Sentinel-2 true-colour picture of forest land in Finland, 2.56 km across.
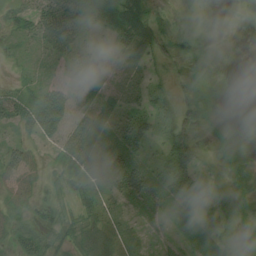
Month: August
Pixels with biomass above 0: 72%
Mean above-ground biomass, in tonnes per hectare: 24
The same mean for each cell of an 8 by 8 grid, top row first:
26 43 29 51 39 6 0 5
18 32 24 16 34 22 4 1
12 19 14 11 13 10 15 1
58 90 22 18 28 26 11 3
24 17 39 29 36 47 11 16
30 15 35 42 52 52 15 14
18 25 22 26 26 21 15 13
27 28 25 25 10 9 29 16
